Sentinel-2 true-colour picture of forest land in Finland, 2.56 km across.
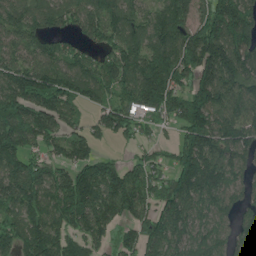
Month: June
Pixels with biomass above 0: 87%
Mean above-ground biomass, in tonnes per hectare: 134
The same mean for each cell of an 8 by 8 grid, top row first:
125 131 133 151 97 176 147 169
93 97 81 119 144 190 224 158
167 190 160 135 191 150 152 145
187 173 68 110 106 121 190 119
188 115 111 37 56 81 173 150
184 142 143 141 112 139 179 82
114 144 185 135 85 166 105 80
136 156 101 60 129 123 112 88
